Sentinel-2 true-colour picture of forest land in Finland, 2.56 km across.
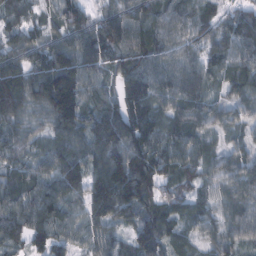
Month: February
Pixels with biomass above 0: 96%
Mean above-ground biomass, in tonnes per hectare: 89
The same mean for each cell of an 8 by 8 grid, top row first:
23 40 79 91 88 79 66 78
69 90 119 119 109 77 80 91
117 148 130 62 118 92 68 83
103 109 115 122 110 74 64 55
73 70 102 156 129 89 59 49
66 87 117 174 152 84 60 80
98 113 76 151 117 61 50 85
51 64 60 67 113 56 50 66
